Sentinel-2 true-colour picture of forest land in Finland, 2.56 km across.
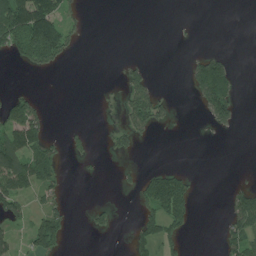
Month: July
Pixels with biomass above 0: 26%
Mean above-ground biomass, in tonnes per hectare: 40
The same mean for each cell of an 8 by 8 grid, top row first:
189 157 24 0 0 2 0 0
81 164 12 0 0 3 12 0
0 0 0 4 57 0 160 25
84 22 0 6 139 21 64 26
126 72 22 41 11 0 2 0
124 74 4 2 35 57 0 4
75 63 1 28 51 111 0 85
44 87 0 1 59 49 0 90
